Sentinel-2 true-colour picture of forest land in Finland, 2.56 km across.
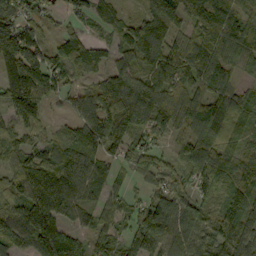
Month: September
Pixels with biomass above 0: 90%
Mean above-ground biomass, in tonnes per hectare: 102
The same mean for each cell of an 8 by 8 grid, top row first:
115 50 54 76 86 102 158 97
179 83 128 65 147 99 123 125
186 126 73 95 107 119 114 57
119 45 79 170 129 123 127 101
91 81 104 99 83 37 123 83
108 138 128 66 68 64 115 92
106 158 95 79 73 98 68 125
96 157 50 87 140 99 59 134
